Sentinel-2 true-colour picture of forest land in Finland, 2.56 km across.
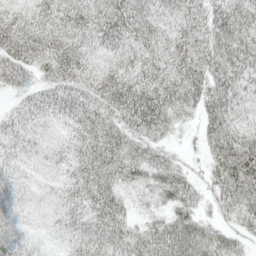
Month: May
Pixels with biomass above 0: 93%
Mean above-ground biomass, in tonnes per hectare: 53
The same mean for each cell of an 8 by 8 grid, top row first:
44 44 57 66 55 53 62 71
61 56 44 43 50 63 62 68
38 47 56 60 64 74 66 55
30 48 60 66 96 50 57 41
39 36 49 70 55 14 51 81
34 31 55 62 46 52 39 110
37 33 45 59 20 53 23 75
34 25 40 54 60 89 73 34
